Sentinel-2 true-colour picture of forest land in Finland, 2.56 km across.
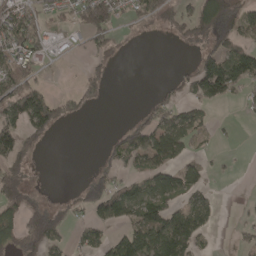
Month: April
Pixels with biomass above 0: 46%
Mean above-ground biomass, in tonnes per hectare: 56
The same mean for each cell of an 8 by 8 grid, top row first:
79 34 68 73 58 67 124 107
76 36 18 46 1 12 53 88
84 14 29 12 0 26 138 109
119 147 35 0 26 63 24 6
116 27 0 29 97 109 8 2
72 0 7 47 59 80 26 2
68 61 41 94 120 62 69 4
66 112 30 58 118 180 18 11
